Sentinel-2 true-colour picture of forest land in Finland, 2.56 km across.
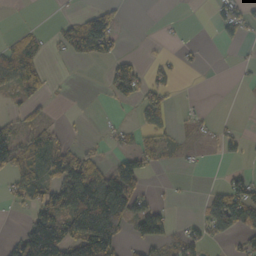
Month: October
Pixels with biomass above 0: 40%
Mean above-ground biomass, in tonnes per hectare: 44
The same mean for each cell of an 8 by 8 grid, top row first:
1 1 35 49 0 2 7 61
64 17 67 73 1 9 3 13
98 46 0 62 57 31 0 4
23 15 3 6 60 22 6 0
97 82 20 13 38 26 14 35
63 56 130 86 58 2 1 32
13 102 127 171 59 8 46 106
50 164 102 113 54 31 41 31
